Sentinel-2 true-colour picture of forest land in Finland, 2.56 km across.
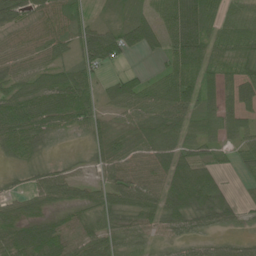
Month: June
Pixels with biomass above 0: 83%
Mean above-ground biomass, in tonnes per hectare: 54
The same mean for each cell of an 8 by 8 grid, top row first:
52 49 36 20 37 98 78 44
39 44 69 79 49 80 68 54
45 42 57 26 30 81 53 59
90 71 65 30 64 85 55 53
74 26 6 54 68 69 49 41
14 46 23 56 57 87 66 18
49 40 40 55 65 86 91 32
77 101 50 51 33 34 34 31
